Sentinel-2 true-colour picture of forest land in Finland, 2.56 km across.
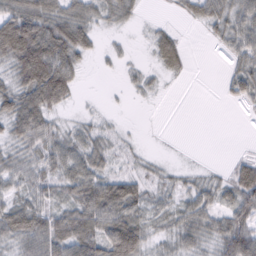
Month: February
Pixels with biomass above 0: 71%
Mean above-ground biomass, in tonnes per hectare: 39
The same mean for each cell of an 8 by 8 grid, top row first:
78 70 50 34 7 10 45 53
101 93 54 10 6 41 3 45
49 102 20 1 20 8 0 54
66 51 9 5 1 0 0 4
39 48 43 26 6 1 0 2
40 40 59 42 27 19 18 51
47 44 62 78 39 35 41 65
46 68 75 108 56 39 37 97
